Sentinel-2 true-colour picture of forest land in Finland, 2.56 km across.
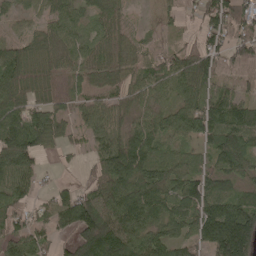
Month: May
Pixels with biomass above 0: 84%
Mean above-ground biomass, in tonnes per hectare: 78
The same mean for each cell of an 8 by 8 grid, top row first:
28 49 50 46 3 23 83 117
64 65 51 52 32 30 83 76
97 45 44 54 77 88 87 51
97 73 40 70 61 69 121 109
134 58 22 94 111 51 71 109
94 9 12 126 138 97 85 96
63 44 130 111 124 86 115 117
66 37 131 158 93 75 112 199
